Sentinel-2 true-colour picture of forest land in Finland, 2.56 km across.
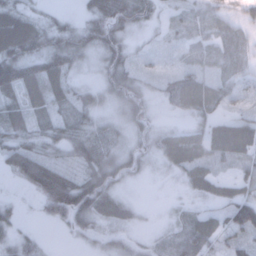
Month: January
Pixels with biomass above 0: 81%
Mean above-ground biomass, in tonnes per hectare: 36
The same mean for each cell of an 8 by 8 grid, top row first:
62 16 20 86 40 20 31 20
77 52 51 54 10 14 20 22
61 57 14 50 22 29 30 22
49 35 31 15 33 16 40 18
49 31 41 25 24 53 45 60
52 111 53 50 13 15 43 23
16 57 89 48 6 9 18 73
32 5 18 23 9 30 51 43
